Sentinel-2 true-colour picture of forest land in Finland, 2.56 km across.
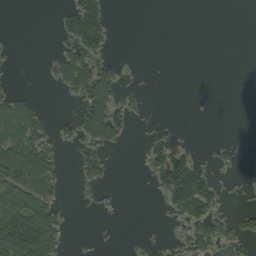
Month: September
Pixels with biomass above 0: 32%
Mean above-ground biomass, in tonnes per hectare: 37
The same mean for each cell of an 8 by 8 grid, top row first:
0 0 123 25 0 0 0 0
5 4 93 20 0 0 0 0
5 11 105 88 2 0 0 0
84 14 47 108 14 0 0 0
121 60 43 54 6 23 3 8
122 77 32 14 11 164 53 6
134 85 3 10 0 79 96 13
150 118 1 1 3 15 92 49
